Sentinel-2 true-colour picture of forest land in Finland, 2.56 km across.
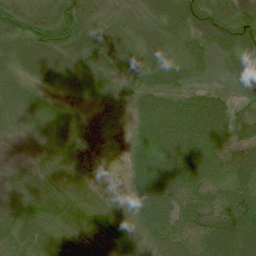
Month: July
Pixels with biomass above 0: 89%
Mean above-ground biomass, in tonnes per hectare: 61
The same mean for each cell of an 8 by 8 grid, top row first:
59 68 82 35 53 88 104 61
54 80 55 59 55 48 61 92
46 44 53 28 50 44 13 78
59 56 22 8 79 91 114 43
3 33 27 0 65 109 104 75
27 52 27 0 104 98 76 69
39 68 53 19 108 88 89 91
44 55 45 46 39 79 120 151
